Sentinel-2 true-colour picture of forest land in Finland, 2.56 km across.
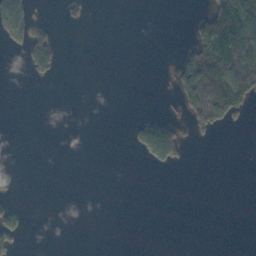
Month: November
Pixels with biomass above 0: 15%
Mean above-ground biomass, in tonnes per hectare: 23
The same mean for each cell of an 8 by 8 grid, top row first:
93 16 8 0 0 0 78 153
18 93 0 0 0 4 110 119
0 15 0 0 0 38 161 141
0 0 0 0 4 10 116 57
0 0 0 0 48 90 3 0
24 0 0 0 0 1 0 0
25 0 0 0 0 0 0 0
40 0 0 0 0 0 0 0
